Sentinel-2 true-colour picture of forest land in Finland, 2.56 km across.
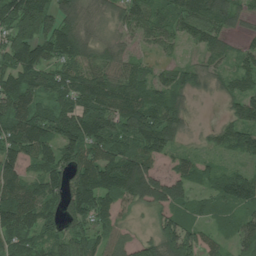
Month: July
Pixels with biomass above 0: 91%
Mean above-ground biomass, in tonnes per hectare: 110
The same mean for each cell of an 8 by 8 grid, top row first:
198 163 92 66 116 116 147 73
204 136 122 74 49 46 85 42
168 105 133 116 92 74 53 87
128 100 164 146 177 92 2 92
158 137 184 145 133 64 40 106
127 146 147 164 153 84 59 96
171 106 143 101 57 102 66 104
106 92 139 89 54 170 59 87
